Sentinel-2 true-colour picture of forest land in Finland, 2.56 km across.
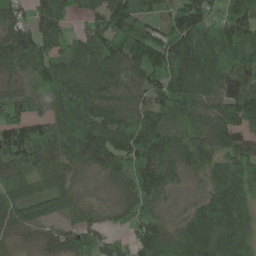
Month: May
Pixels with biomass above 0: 93%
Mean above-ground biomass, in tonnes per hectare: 112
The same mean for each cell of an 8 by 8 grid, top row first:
86 108 44 146 97 102 120 124
174 124 101 144 184 155 126 130
54 128 153 112 102 124 104 109
96 95 191 127 134 129 84 146
120 109 161 141 176 102 86 100
102 94 50 63 159 84 80 188
100 92 56 47 106 32 120 124
35 49 88 61 141 145 175 147
